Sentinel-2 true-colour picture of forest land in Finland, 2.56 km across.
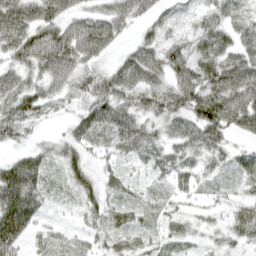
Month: April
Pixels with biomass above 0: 89%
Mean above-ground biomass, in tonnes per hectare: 61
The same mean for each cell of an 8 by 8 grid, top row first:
85 81 54 75 49 37 53 56
85 112 100 45 65 64 83 68
61 75 61 72 84 81 107 123
96 47 57 92 63 82 133 121
37 25 53 47 64 59 78 27
112 44 54 26 26 55 32 57
146 25 33 32 24 22 22 34
80 33 25 32 28 34 22 35
